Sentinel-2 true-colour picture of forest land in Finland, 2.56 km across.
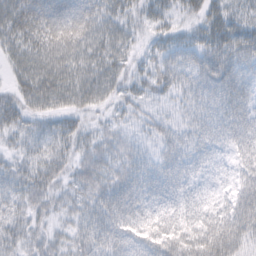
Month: February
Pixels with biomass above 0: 92%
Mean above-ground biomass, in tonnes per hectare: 44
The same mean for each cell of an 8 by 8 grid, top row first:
64 76 86 49 31 27 48 39
44 61 61 55 22 37 57 64
34 59 52 48 35 44 57 51
49 36 34 23 27 24 43 47
25 40 36 34 20 35 40 38
43 44 35 40 46 40 23 43
34 32 38 52 37 39 42 82
42 33 40 48 51 56 74 66
